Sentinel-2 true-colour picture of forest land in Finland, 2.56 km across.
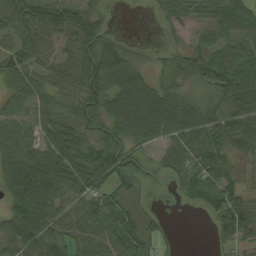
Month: September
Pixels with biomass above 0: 83%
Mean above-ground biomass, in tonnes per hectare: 60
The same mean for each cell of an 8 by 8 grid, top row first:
68 86 78 10 2 51 52 73
57 42 72 64 12 30 71 63
55 55 81 72 50 56 67 90
52 51 55 77 105 93 61 76
76 66 73 72 53 43 76 61
105 101 83 72 34 40 87 39
83 94 57 72 20 3 48 62
69 82 52 75 62 4 8 49
